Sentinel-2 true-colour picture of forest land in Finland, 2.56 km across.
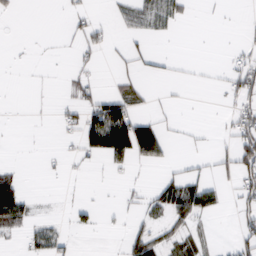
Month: February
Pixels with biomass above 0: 24%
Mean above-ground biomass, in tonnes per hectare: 18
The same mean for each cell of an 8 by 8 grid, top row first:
6 0 14 8 36 22 1 1
0 1 15 9 9 0 0 8
0 1 16 11 11 5 2 39
0 1 32 79 12 3 0 34
0 0 34 96 79 4 2 57
21 3 2 5 2 23 14 45
62 1 13 3 19 61 36 28
6 33 1 1 46 30 9 25
